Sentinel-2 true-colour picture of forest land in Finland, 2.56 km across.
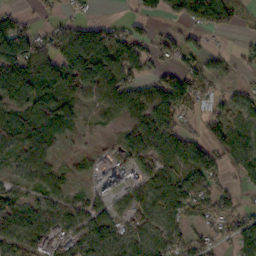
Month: October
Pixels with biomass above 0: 75%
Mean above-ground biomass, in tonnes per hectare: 76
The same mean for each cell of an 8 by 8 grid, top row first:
33 25 24 7 53 65 124 45
164 81 151 134 60 60 30 24
162 119 127 122 70 85 80 17
86 108 50 63 97 112 52 77
77 58 9 23 106 101 77 109
49 57 21 63 69 106 102 48
98 82 69 57 82 103 91 55
110 85 75 90 91 78 48 89
